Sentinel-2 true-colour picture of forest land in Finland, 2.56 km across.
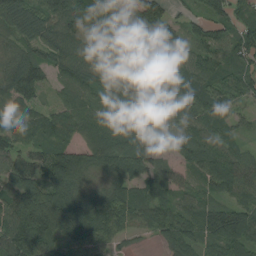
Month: August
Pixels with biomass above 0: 92%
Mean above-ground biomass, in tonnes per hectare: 86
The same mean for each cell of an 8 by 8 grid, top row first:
108 108 153 118 168 36 74 61
61 79 61 61 70 72 94 80
109 46 88 68 99 74 91 88
58 45 87 87 93 85 91 44
68 63 71 84 73 62 74 37
100 132 107 101 89 42 84 99
130 170 155 110 80 71 72 81
134 97 113 71 20 106 79 100
